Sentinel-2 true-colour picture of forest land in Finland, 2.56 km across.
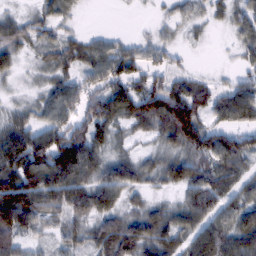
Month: February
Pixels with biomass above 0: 82%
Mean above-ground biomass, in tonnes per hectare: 60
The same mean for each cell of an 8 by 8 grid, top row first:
27 37 9 0 1 24 24 44
48 36 46 48 38 24 4 34
17 30 54 87 55 49 24 35
30 62 71 84 86 123 67 87
105 119 113 35 15 58 87 73
108 105 92 86 46 55 68 57
140 87 85 63 35 41 98 73
75 24 40 95 86 69 100 79
